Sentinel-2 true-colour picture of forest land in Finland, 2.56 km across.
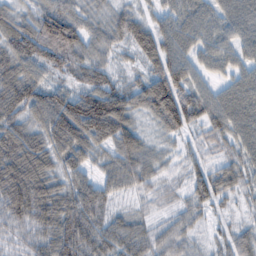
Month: February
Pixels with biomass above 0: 94%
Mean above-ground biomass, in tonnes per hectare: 64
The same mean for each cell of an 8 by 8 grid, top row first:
51 96 54 47 34 59 47 68
76 105 73 44 73 67 50 50
86 63 51 46 56 97 42 63
70 104 118 126 54 121 82 91
90 78 79 71 47 25 40 65
109 70 55 50 57 22 66 59
95 87 93 36 17 26 39 23
33 68 98 63 37 54 19 60
